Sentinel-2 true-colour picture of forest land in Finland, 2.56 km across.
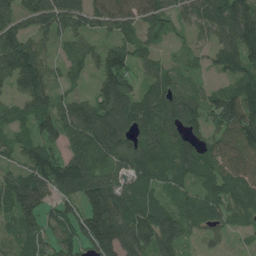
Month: July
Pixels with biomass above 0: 89%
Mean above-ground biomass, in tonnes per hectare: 100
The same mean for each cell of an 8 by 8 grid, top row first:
86 145 114 121 91 70 102 150
135 51 76 81 65 19 58 167
125 86 35 139 67 87 31 110
54 97 103 143 131 129 123 163
70 90 91 127 140 124 81 116
82 136 127 77 100 106 89 94
106 70 108 140 128 99 108 87
63 98 120 156 110 129 47 13
